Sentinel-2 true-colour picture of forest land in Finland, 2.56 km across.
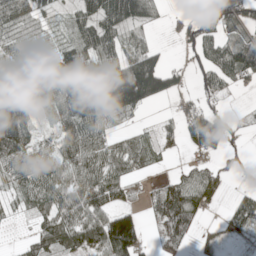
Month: May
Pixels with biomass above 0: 72%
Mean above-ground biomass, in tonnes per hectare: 60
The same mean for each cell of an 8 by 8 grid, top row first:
44 20 54 101 76 8 60 72
47 32 72 68 55 5 51 72
83 86 119 142 181 42 33 38
121 30 114 95 36 18 51 9
129 31 100 52 44 16 81 10
56 67 77 75 25 28 50 15
21 58 89 67 29 125 32 56
7 79 88 144 42 76 21 25
